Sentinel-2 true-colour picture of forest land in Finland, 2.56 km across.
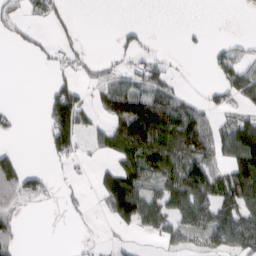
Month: March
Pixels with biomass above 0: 44%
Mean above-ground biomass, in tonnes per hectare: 52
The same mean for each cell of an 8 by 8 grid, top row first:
31 35 5 0 0 0 0 1
12 16 19 8 24 2 19 23
0 12 36 45 66 20 7 101
9 72 104 93 172 116 45 32
4 48 53 74 149 132 80 145
118 26 7 100 82 91 101 123
60 8 14 102 127 81 93 98
46 0 6 11 11 45 55 104
